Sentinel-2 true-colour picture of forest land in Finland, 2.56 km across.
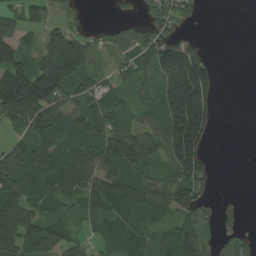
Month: August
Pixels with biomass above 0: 71%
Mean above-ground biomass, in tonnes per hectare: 84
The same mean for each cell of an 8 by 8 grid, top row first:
58 38 7 11 29 102 1 0
95 103 105 55 92 111 37 0
178 173 91 44 48 213 141 0
155 134 95 130 49 219 148 0
75 98 86 119 102 210 73 0
119 98 117 98 74 139 73 0
113 69 57 79 77 118 36 25
103 114 50 83 57 115 65 52
